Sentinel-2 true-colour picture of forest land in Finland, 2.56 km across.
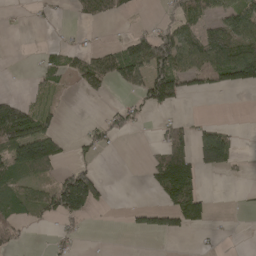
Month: April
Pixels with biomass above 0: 38%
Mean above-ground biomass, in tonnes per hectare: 45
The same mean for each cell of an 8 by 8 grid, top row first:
6 12 26 28 5 47 51 88
0 17 22 31 115 114 112 122
1 27 50 55 78 93 57 95
123 33 0 31 29 13 1 0
114 109 17 16 3 64 143 12
56 35 125 0 13 147 15 6
54 70 134 8 43 108 43 2
26 10 12 0 2 7 6 0
